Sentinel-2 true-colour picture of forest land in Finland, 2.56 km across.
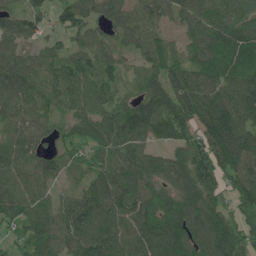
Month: May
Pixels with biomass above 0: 92%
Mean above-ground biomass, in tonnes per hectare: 105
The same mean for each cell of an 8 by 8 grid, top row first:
75 71 101 86 97 80 122 116
83 58 70 73 93 73 127 115
119 87 113 71 87 105 108 108
82 75 94 107 128 140 128 136
88 51 88 118 93 89 148 153
102 82 55 117 130 108 130 131
97 89 148 141 130 138 130 81
53 111 136 135 138 148 140 100
